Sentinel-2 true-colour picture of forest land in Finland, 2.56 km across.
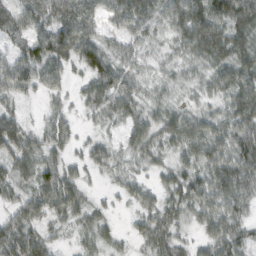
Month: February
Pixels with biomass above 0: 89%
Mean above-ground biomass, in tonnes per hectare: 49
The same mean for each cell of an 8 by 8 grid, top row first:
58 67 95 44 63 64 108 94
39 87 87 32 36 33 79 65
72 57 25 69 30 27 33 68
33 21 19 43 42 22 15 68
74 48 22 22 53 38 26 74
52 63 36 17 23 52 58 66
40 60 45 14 44 44 56 42
85 35 23 27 39 42 41 52
